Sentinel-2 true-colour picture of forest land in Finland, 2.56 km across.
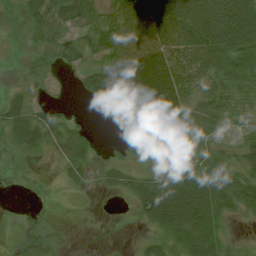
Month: July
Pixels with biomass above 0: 74%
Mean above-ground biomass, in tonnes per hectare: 42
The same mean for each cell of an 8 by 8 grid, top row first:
12 49 51 39 86 85 82 88
6 29 39 54 73 63 81 62
20 21 24 76 119 78 48 40
44 28 5 52 86 83 52 20
34 35 37 9 28 24 29 25
4 3 21 32 40 94 77 43
3 2 3 3 67 119 72 43
11 28 3 4 13 40 57 8
